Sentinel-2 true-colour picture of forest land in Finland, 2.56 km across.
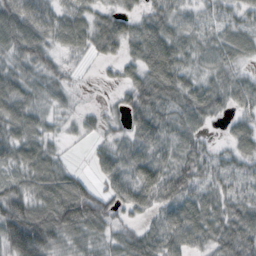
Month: October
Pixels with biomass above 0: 88%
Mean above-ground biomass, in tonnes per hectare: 53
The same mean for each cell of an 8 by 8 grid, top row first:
95 60 52 29 35 33 29 40
71 51 41 37 57 51 44 58
68 46 6 10 57 52 38 36
78 31 18 15 87 55 56 38
77 42 6 40 73 46 24 54
44 87 32 57 54 79 52 42
98 92 121 46 37 48 48 67
132 86 50 37 65 29 43 92
